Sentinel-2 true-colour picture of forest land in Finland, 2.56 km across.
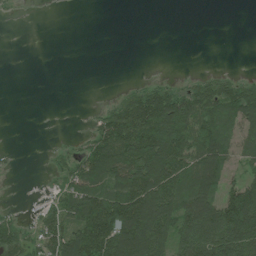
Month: July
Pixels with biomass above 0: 50%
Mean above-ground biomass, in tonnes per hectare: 56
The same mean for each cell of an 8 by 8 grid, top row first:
4 0 0 0 0 0 0 0
0 0 0 0 0 0 0 0
0 0 0 0 10 10 39 34
0 0 1 60 159 129 102 101
0 3 21 129 153 123 121 59
1 12 80 102 131 116 122 34
7 39 98 156 155 114 121 173
58 72 121 140 141 84 132 132
